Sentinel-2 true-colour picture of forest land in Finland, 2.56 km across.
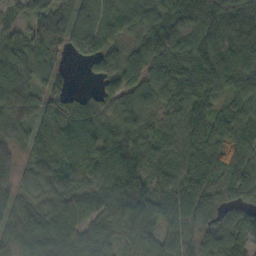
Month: October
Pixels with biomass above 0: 93%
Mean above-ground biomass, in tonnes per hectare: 78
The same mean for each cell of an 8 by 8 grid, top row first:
44 116 72 95 98 101 120 126
89 95 76 69 82 123 100 119
77 58 3 66 88 101 92 88
66 46 70 72 81 67 66 65
38 87 93 84 65 57 85 74
47 76 71 93 62 62 80 76
69 78 81 78 76 90 62 63
80 101 93 60 73 69 62 85
